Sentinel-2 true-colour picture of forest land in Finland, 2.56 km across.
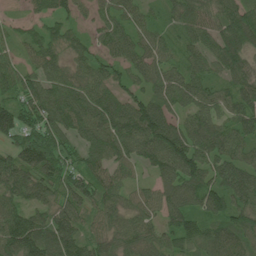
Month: June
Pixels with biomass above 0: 93%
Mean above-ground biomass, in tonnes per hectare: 82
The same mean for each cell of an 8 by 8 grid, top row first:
20 59 43 67 46 59 71 109
45 80 57 64 72 48 74 106
83 87 81 80 64 92 66 73
108 107 106 120 111 62 73 74
74 139 72 112 110 119 106 76
118 109 97 75 29 110 87 84
83 79 86 68 64 89 84 84
138 115 80 76 78 75 80 75
